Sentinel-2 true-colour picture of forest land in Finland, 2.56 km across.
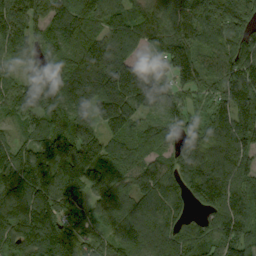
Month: September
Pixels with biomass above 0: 95%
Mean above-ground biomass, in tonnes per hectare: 144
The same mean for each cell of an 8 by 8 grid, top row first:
179 139 154 105 113 139 190 199
117 117 145 164 78 207 97 127
87 184 171 244 212 169 111 201
104 160 151 195 108 102 99 170
90 169 238 112 93 81 138 144
155 179 195 117 143 121 164 134
198 197 111 126 143 99 107 122
156 185 129 108 151 128 111 148
